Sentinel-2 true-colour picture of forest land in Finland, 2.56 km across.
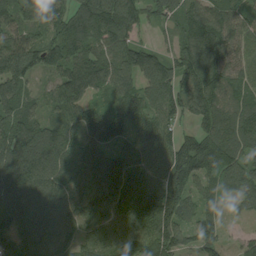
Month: August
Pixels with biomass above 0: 93%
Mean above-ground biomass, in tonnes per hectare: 121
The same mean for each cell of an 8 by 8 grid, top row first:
104 127 125 186 95 94 139 97
160 118 119 106 88 75 163 86
129 47 129 104 112 130 171 97
116 65 115 115 101 88 140 128
173 175 106 117 92 113 147 138
168 143 105 167 110 135 130 126
153 142 124 142 174 144 88 41
136 137 95 138 149 130 90 39
